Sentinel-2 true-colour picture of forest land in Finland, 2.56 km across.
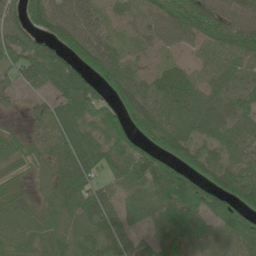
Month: June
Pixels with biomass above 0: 89%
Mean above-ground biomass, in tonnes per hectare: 62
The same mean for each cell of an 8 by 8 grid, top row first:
57 98 54 29 33 81 102 59
70 81 86 49 26 25 36 62
47 71 114 83 46 89 35 39
17 43 84 64 82 71 67 52
43 41 98 77 71 71 43 45
29 38 88 41 116 96 74 70
49 42 72 50 50 79 71 106
56 47 55 51 29 61 60 67
